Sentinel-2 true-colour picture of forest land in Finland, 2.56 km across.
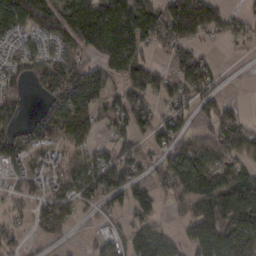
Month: February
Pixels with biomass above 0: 73%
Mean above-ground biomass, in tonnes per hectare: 95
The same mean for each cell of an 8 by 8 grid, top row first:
110 105 198 164 160 219 162 41
54 51 102 151 96 97 23 8
63 146 204 86 131 83 77 2
75 67 147 85 89 84 60 39
125 78 80 73 59 107 72 87
54 85 108 146 60 127 150 130
45 106 57 60 92 31 135 180
47 40 14 64 124 57 154 126
